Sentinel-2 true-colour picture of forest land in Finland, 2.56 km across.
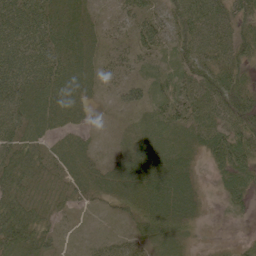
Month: June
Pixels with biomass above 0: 93%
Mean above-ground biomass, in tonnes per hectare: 42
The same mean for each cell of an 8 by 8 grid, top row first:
68 61 48 17 37 54 67 53
68 63 54 24 39 40 63 59
70 65 47 20 26 39 65 47
64 58 24 10 26 47 48 73
58 27 30 7 39 39 48 67
78 25 40 43 61 62 11 45
67 26 16 19 48 58 11 22
86 34 8 18 26 22 10 10
